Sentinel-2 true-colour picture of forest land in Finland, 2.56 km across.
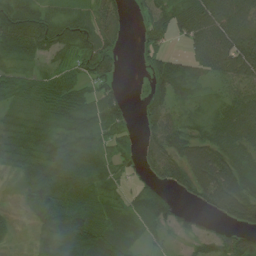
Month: July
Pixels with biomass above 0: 81%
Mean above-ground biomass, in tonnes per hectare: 61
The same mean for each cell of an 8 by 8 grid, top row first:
93 57 48 52 42 82 124 123
111 72 79 56 41 13 115 123
63 58 54 44 22 95 45 76
42 62 68 60 34 40 34 97
50 62 48 40 44 78 77 83
22 63 65 40 41 63 106 88
9 72 63 38 69 39 45 101
14 58 104 62 26 14 52 62
